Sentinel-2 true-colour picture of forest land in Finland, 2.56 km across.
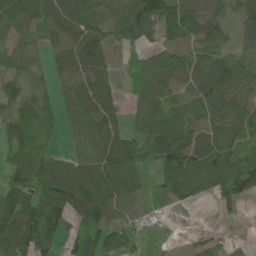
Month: June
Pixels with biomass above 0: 80%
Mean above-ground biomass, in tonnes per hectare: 77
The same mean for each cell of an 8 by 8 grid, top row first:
136 105 102 64 141 144 68 55
42 40 105 58 52 93 64 41
58 38 80 44 62 87 89 84
88 79 74 76 72 100 94 86
98 44 41 105 102 158 95 60
71 94 90 96 34 104 112 119
109 177 114 77 29 21 9 25
107 99 89 87 16 5 26 7
